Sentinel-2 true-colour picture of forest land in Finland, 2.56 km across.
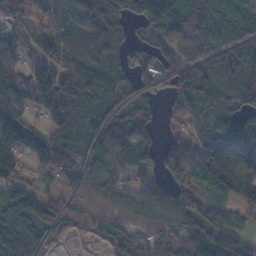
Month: November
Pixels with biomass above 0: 87%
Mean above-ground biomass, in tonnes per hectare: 89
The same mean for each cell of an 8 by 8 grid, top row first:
57 62 120 121 134 113 102 84
54 51 113 82 50 79 67 80
78 117 143 123 72 87 104 137
97 74 94 105 64 51 88 94
94 123 89 91 71 62 148 202
78 83 84 82 54 86 96 153
80 78 78 68 80 111 74 72
113 46 10 64 60 80 131 65
